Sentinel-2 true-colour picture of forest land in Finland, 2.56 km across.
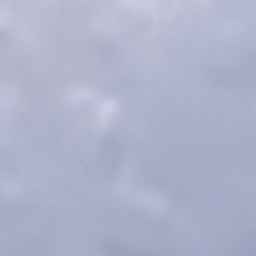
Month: December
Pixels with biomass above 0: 86%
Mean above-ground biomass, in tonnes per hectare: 87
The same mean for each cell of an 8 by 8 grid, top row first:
94 109 149 130 123 85 104 109
68 165 141 113 115 105 62 98
66 168 170 70 89 130 86 123
92 121 103 100 67 55 86 107
52 60 82 91 48 68 100 80
37 37 85 60 43 34 43 101
68 71 80 89 73 44 65 92
59 103 36 72 59 53 89 79
